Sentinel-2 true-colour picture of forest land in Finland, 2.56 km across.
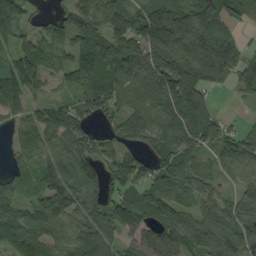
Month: September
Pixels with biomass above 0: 87%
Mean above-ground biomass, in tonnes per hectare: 88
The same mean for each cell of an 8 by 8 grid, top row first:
106 24 85 99 135 184 158 50
66 59 74 89 158 188 157 55
139 53 65 92 169 203 93 60
51 71 60 52 72 136 81 4
43 70 80 54 51 105 71 83
50 76 119 63 59 99 62 60
65 104 68 94 115 101 71 90
67 71 79 72 71 122 95 94
